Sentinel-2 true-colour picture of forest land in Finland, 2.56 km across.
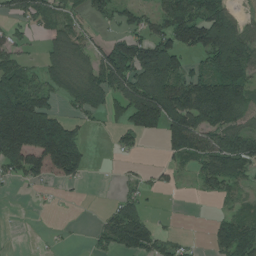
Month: July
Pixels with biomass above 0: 60%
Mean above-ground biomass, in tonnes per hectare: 83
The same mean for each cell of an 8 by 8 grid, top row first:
55 65 44 49 48 145 153 59
50 43 65 101 144 118 159 175
118 58 79 156 149 124 121 117
254 112 54 54 201 175 196 113
202 208 99 15 13 117 102 117
50 79 61 1 23 23 88 87
1 5 1 32 47 1 2 35
1 6 2 82 98 32 25 130
